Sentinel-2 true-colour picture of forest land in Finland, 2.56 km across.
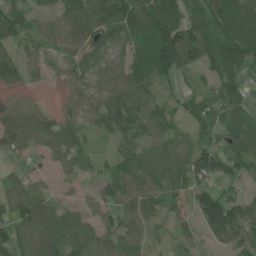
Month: June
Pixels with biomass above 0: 85%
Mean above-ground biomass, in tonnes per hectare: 70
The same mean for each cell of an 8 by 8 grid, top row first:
71 47 103 135 120 96 96 137
56 53 86 69 101 179 93 129
77 26 61 69 92 55 46 71
66 38 53 120 104 31 60 52
61 59 46 36 59 45 44 80
23 24 37 52 71 51 76 48
72 64 41 60 76 31 117 87
74 106 96 63 42 38 42 93
